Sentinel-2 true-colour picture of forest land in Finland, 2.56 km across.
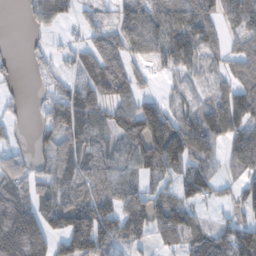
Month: November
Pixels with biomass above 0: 72%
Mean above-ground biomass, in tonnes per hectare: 75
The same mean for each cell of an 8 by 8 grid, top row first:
0 71 22 26 85 84 80 85
3 24 46 80 68 99 55 41
19 34 48 109 28 27 37 72
17 68 98 59 113 52 82 100
29 49 73 63 136 162 93 90
87 61 80 89 51 69 97 54
161 71 108 84 109 110 28 67
209 114 161 101 41 64 110 122
